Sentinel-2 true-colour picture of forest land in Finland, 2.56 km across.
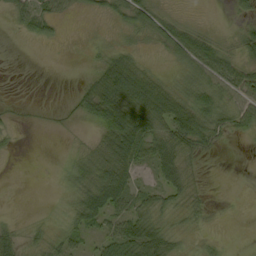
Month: September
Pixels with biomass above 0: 60%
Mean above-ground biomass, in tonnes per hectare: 31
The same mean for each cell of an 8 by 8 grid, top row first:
25 41 7 23 53 16 1 17
0 5 1 19 12 61 61 37
0 0 9 113 72 20 55 55
5 2 25 106 85 84 63 51
4 0 8 71 64 70 40 3
0 0 39 77 17 54 3 0
0 2 49 54 40 30 15 0
30 28 23 50 76 29 9 0
